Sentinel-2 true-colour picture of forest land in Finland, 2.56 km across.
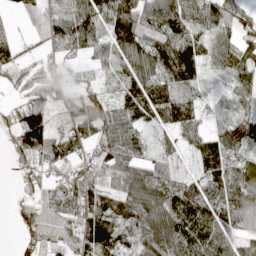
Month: April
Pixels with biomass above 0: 86%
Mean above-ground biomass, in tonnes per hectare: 73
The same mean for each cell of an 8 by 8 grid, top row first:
18 55 97 109 136 109 86 71
39 39 82 83 106 138 62 80
25 44 27 27 99 97 21 54
45 55 64 77 70 118 18 34
74 107 80 94 38 28 64 81
25 53 76 116 106 38 78 67
34 86 98 84 109 123 105 81
13 55 81 123 86 143 102 57
